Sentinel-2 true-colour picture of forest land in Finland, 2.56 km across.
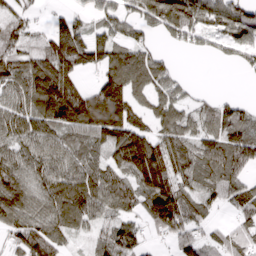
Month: March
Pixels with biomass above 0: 79%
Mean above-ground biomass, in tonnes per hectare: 94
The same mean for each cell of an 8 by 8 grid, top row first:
59 29 39 75 84 148 103 114
74 94 144 119 82 28 31 77
111 168 64 149 123 61 0 3
92 136 174 207 63 84 61 79
91 93 89 110 146 103 86 120
112 110 116 97 159 124 101 82
120 98 129 82 95 158 58 78
66 103 26 118 57 66 60 82
